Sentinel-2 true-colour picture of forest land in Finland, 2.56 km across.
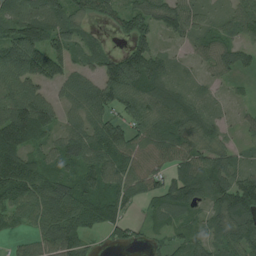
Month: July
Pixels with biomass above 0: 87%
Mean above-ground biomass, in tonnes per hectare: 79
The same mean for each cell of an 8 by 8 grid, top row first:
110 106 62 51 85 97 60 87
122 113 66 25 91 22 62 63
91 79 56 121 106 60 31 26
111 86 62 71 89 96 51 17
140 61 99 103 81 89 69 34
144 92 106 98 106 80 117 84
86 100 109 106 33 91 60 112
29 87 86 33 28 47 71 104
